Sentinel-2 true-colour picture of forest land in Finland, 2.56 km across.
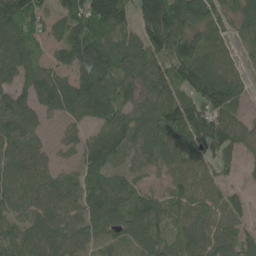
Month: June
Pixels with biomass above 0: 86%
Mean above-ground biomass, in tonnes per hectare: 92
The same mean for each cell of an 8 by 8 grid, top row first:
140 60 138 178 144 177 115 81
131 48 131 125 141 104 84 37
79 119 108 124 106 93 144 68
100 62 107 132 97 122 111 54
87 29 61 108 77 101 86 65
89 84 54 87 23 61 66 17
70 94 88 148 101 69 84 51
57 108 75 58 112 53 101 78
